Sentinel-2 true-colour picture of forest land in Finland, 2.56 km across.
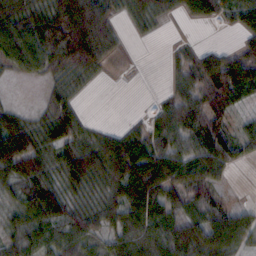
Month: October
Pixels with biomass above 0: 76%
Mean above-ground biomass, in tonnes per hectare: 54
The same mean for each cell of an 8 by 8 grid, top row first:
62 74 116 45 45 22 57 57
87 100 131 49 1 14 18 28
11 33 36 4 0 31 76 96
28 45 29 0 7 65 72 26
91 59 60 73 72 67 83 47
63 54 86 88 101 67 63 2
46 96 42 53 92 51 53 24
42 46 59 35 57 72 72 59
